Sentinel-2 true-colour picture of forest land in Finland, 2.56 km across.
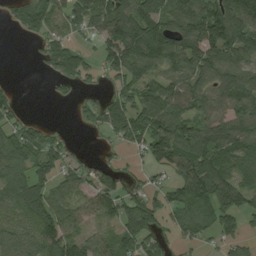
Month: August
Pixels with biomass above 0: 73%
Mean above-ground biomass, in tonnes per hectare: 96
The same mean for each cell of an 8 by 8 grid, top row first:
74 102 96 135 183 126 164 174
0 76 46 151 171 134 137 114
6 26 63 73 124 111 97 130
55 0 38 118 153 140 93 107
106 97 10 36 111 178 145 104
92 83 87 87 47 104 147 94
78 114 70 90 131 87 108 101
104 119 77 76 103 56 40 65
